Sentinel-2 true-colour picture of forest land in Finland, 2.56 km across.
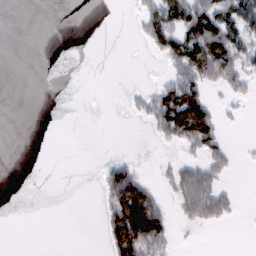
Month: February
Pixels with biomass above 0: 30%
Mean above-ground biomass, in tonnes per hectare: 27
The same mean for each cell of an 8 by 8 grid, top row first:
0 0 0 0 41 74 93 61
0 0 0 0 13 81 101 54
0 0 0 0 0 54 53 44
0 0 0 0 27 134 74 7
0 0 0 0 2 34 73 2
0 0 0 58 24 46 61 3
0 0 0 69 125 25 85 10
0 0 0 66 120 18 0 0
